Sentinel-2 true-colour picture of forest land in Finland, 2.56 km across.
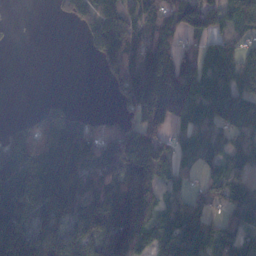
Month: November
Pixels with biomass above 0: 73%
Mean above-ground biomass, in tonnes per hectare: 97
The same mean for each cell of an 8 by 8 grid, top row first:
1 3 58 91 88 92 110 91
3 0 6 110 111 78 71 57
0 0 0 55 158 159 128 94
2 83 38 21 125 141 123 113
154 165 187 138 172 67 105 69
208 227 128 108 139 58 55 39
191 159 115 148 144 99 61 71
233 130 121 105 116 149 95 71
